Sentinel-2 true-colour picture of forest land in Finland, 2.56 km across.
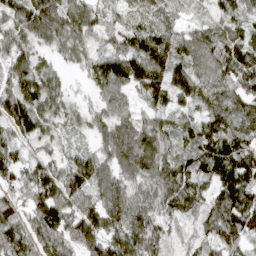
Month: April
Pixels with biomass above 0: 94%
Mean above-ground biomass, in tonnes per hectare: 97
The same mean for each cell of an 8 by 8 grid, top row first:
86 125 103 52 75 51 47 77
104 41 66 56 148 112 97 109
130 79 17 132 175 130 99 142
146 82 34 77 55 79 98 98
72 53 25 98 112 70 114 97
83 125 121 84 99 113 87 139
95 133 104 109 95 101 97 158
146 114 104 117 154 48 94 116
